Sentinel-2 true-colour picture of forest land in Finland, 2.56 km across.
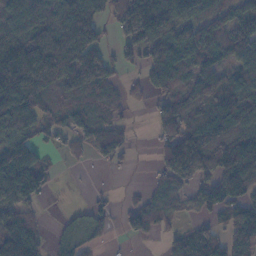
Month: November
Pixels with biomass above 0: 72%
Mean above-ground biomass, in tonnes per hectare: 86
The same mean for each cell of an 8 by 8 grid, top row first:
110 127 157 62 212 131 78 93
114 158 147 36 86 154 120 121
156 114 117 50 52 100 124 93
157 55 57 35 6 106 89 119
125 34 34 77 1 142 144 140
133 41 1 5 5 110 58 132
100 6 16 32 76 42 51 93
192 38 57 26 25 46 82 118
